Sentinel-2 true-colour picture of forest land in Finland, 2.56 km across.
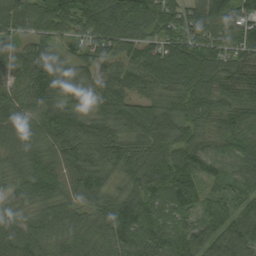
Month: September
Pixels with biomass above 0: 97%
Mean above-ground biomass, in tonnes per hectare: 91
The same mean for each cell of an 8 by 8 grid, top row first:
88 97 87 111 106 103 103 82
71 87 46 87 76 110 105 89
77 137 88 61 83 103 110 96
99 109 77 116 98 86 89 81
79 92 109 102 101 98 53 99
78 117 99 61 104 133 73 82
71 77 69 97 107 92 69 70
96 81 81 98 93 96 102 104
